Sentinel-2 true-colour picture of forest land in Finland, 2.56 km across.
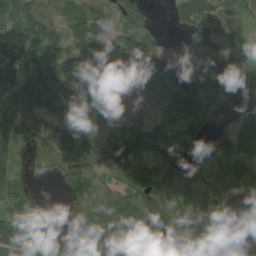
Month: August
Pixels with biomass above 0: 81%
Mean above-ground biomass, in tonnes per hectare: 77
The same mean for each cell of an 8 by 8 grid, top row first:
83 72 96 93 58 39 80 41
104 62 72 54 50 19 63 23
168 122 43 34 98 97 99 63
90 73 46 51 28 61 90 114
85 100 96 148 109 75 35 99
48 31 119 41 138 110 61 98
66 17 87 107 128 118 97 9
100 42 110 86 72 84 106 10
